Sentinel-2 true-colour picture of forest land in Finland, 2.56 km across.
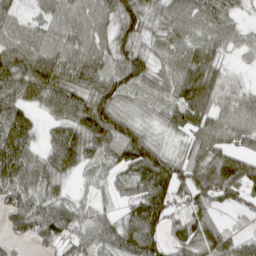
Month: April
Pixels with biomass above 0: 88%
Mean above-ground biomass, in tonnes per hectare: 72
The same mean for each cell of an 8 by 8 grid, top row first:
63 71 78 77 77 68 76 28
83 81 83 72 56 62 68 39
83 104 82 84 72 85 93 22
76 43 93 95 36 66 87 70
97 47 94 93 93 28 92 51
88 70 25 42 102 94 105 117
79 76 51 33 115 60 60 34
33 71 70 74 124 65 77 50
